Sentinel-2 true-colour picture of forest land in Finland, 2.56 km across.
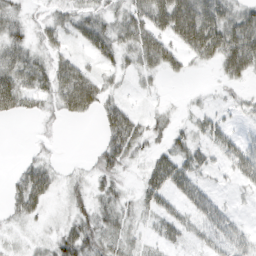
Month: March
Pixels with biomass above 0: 62%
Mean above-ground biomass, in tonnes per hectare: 29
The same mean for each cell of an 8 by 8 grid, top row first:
23 19 32 25 49 92 69 42
36 24 17 39 58 39 69 78
51 41 66 12 12 10 1 29
29 14 42 35 11 8 16 11
0 5 0 40 28 27 27 31
16 33 11 27 26 59 12 31
25 14 25 28 23 24 45 6
7 14 50 35 14 21 30 32
